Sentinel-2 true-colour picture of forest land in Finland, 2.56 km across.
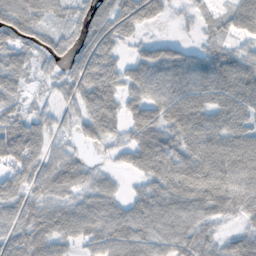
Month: November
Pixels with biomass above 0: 81%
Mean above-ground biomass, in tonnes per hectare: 63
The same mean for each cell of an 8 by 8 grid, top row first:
78 49 50 87 86 14 33 104
54 47 60 65 36 44 38 44
53 21 84 83 31 77 67 38
39 28 57 81 38 97 84 77
98 41 29 35 83 95 104 75
54 66 56 27 43 114 131 95
55 51 64 63 75 83 86 67
61 76 50 77 75 76 48 10
